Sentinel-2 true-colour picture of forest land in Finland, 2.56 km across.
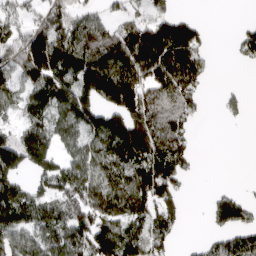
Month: April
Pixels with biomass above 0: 67%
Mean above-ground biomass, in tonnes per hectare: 99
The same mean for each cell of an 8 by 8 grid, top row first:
83 110 86 51 68 90 3 3
110 217 123 120 175 166 44 63
73 154 152 209 132 152 39 2
44 116 160 130 163 135 9 31
131 114 94 141 174 132 0 0
92 112 121 124 154 145 0 1
145 96 146 116 112 91 35 86
104 101 125 167 115 44 37 81
